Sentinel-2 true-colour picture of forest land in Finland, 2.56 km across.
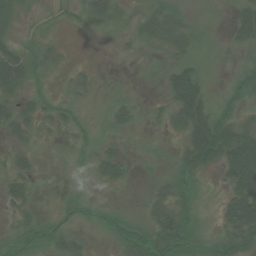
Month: August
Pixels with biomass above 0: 57%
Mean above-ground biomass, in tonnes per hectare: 23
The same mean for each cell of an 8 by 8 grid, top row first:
17 7 10 15 17 26 6 40
16 16 0 1 9 24 11 22
27 9 11 1 1 55 16 29
27 19 11 16 5 45 53 28
12 2 14 12 1 10 110 91
22 0 6 26 2 26 15 95
21 3 16 9 10 35 3 87
18 21 10 11 41 55 20 54
